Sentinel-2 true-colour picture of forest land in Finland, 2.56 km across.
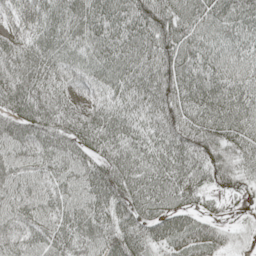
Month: May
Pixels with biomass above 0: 97%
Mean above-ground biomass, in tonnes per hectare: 71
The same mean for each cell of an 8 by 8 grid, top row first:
62 73 86 81 86 74 68 76
68 72 64 75 72 86 65 62
80 76 60 71 79 84 75 62
78 80 72 75 74 78 73 78
81 75 70 73 69 83 73 62
68 66 73 91 76 78 58 47
73 66 70 86 75 65 25 13
63 71 71 79 76 77 75 23
